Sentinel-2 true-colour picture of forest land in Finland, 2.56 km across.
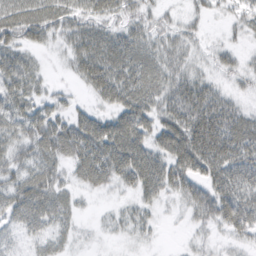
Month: March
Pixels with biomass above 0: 79%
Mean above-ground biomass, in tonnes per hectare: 41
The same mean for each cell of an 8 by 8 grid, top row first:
55 52 40 34 32 17 19 25
43 18 46 64 51 38 16 16
54 16 26 66 59 48 31 21
48 38 24 36 57 64 76 38
43 57 67 87 59 77 77 67
40 52 33 52 76 62 54 57
57 55 16 8 25 12 59 74
16 31 9 6 11 1 14 23
